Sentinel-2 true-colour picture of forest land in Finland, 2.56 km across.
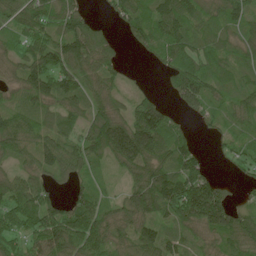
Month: June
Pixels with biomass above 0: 83%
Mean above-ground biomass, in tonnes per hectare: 70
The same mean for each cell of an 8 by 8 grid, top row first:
68 82 66 28 71 115 62 70
42 93 102 41 37 86 62 66
50 107 81 48 4 68 86 52
60 61 60 79 99 34 55 58
76 73 66 132 161 86 13 41
54 56 44 18 88 109 70 23
75 79 81 49 94 102 199 51
46 98 88 72 81 52 42 81
